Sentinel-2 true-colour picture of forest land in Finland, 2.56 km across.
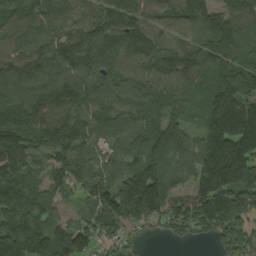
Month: August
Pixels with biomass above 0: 92%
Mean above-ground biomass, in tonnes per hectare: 130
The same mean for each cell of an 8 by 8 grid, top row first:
120 122 107 135 96 120 125 121
138 162 189 136 138 120 123 107
134 134 146 110 103 109 107 146
133 156 130 113 98 72 134 228
142 139 121 53 109 127 147 240
115 88 96 77 196 69 160 210
143 75 43 179 225 131 203 209
180 155 140 104 30 50 56 178
